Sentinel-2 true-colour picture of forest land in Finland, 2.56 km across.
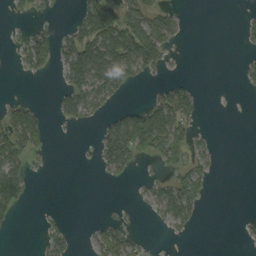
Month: September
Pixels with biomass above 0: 32%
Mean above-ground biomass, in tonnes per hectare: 29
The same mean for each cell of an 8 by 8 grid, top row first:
8 7 42 74 79 26 0 4
19 50 95 113 111 13 0 5
1 4 80 95 17 14 0 9
53 10 56 22 57 83 2 0
80 21 1 69 72 65 12 0
85 3 0 20 7 34 20 0
44 1 0 3 7 80 3 0
0 25 3 54 10 5 0 5
